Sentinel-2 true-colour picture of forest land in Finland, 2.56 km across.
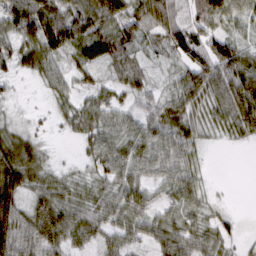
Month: March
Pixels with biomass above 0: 85%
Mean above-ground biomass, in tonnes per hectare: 47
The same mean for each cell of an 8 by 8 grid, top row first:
71 84 84 71 64 57 61 34
48 74 58 58 28 53 63 43
15 38 27 29 30 34 80 86
12 10 47 45 50 49 52 77
56 10 17 60 73 76 17 14
75 36 20 50 51 65 12 0
63 61 47 54 52 47 29 3
75 65 40 39 37 58 48 18
